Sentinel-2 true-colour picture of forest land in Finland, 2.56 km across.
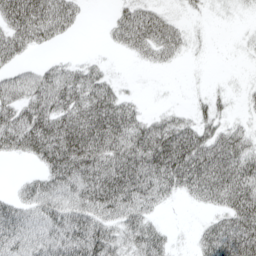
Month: April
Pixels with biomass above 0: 70%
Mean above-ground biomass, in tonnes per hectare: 62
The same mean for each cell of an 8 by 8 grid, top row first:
105 95 30 25 73 19 8 6
73 22 1 17 59 48 5 5
61 78 72 27 1 1 4 4
81 101 85 94 26 24 31 10
88 130 128 88 94 117 85 64
9 85 116 109 115 111 104 96
68 86 92 98 76 6 29 91
70 73 96 64 80 13 79 118
